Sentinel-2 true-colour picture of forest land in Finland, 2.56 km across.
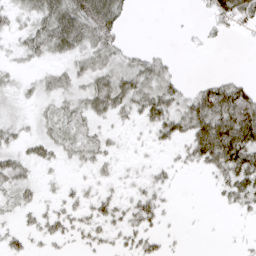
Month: March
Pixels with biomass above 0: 60%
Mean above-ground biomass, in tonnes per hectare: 24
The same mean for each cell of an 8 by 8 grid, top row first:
20 51 70 55 0 1 17 44
15 42 40 32 7 2 7 1
11 18 27 43 43 18 13 13
12 16 27 36 40 39 65 67
20 26 24 11 6 23 81 78
32 6 5 10 12 10 13 51
20 13 19 22 30 3 1 20
17 18 12 13 21 3 0 3
